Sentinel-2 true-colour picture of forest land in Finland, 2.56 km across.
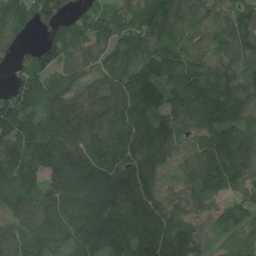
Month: July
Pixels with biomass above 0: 94%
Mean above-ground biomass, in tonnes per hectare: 128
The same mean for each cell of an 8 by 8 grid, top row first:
116 123 68 93 104 144 110 122
69 125 91 106 101 115 127 156
63 116 106 104 190 173 159 120
162 130 136 133 161 156 146 111
154 188 164 139 141 89 94 123
160 125 209 132 126 65 143 110
95 125 156 162 140 104 78 105
105 134 136 186 201 161 88 85
